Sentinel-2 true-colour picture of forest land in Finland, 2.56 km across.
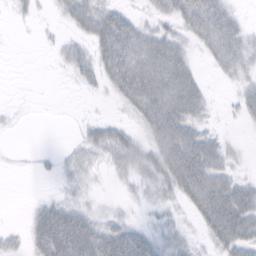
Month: February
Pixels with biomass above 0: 59%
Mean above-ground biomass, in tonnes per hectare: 29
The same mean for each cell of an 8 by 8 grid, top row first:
7 4 40 38 14 41 63 13
0 4 20 64 52 38 33 36
0 0 20 35 64 58 7 20
4 0 1 4 44 59 17 16
0 0 20 44 33 67 41 7
2 7 23 12 37 62 65 18
0 34 29 9 12 15 67 63
10 77 79 55 34 26 22 53
